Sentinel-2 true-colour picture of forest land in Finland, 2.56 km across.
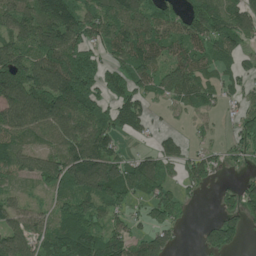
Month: June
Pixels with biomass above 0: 77%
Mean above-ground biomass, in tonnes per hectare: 104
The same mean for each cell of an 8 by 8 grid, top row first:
131 151 135 147 139 84 156 112
148 200 120 143 168 98 109 83
195 213 215 103 115 146 64 59
141 170 148 104 75 28 43 63
105 81 123 86 17 47 27 70
83 124 174 155 158 46 60 27
73 54 122 83 53 76 3 92
111 104 174 110 88 29 60 43
